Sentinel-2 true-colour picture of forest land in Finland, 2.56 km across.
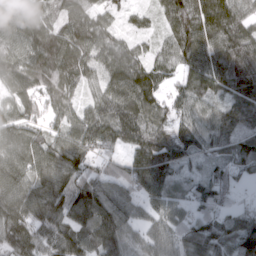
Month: March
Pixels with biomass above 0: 96%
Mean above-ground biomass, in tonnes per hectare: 91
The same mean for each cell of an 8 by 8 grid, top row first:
86 77 82 43 34 111 171 103
91 132 104 91 39 88 117 131
99 101 77 92 112 48 112 135
94 68 67 108 112 65 64 92
117 104 99 72 113 93 72 82
108 116 96 69 125 63 55 49
102 129 109 108 59 52 65 45
116 90 104 101 56 66 122 117
